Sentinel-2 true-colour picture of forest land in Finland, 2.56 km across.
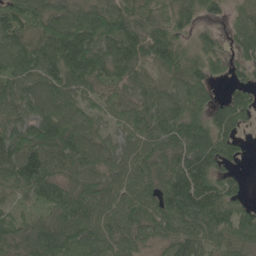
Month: June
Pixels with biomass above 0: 91%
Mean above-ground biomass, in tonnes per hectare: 90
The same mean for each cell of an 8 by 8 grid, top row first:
110 100 100 116 79 76 43 50
113 94 148 100 106 87 52 53
101 106 122 71 68 75 71 43
83 118 104 61 83 97 70 83
104 129 113 70 90 96 106 37
114 107 79 82 96 124 104 33
38 56 131 106 110 133 120 69
78 131 110 99 69 91 86 87
